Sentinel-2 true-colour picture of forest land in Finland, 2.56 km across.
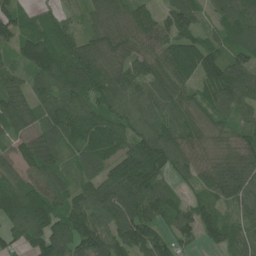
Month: June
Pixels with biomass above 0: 93%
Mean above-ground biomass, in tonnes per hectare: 97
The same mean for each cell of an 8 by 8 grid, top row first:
86 45 42 107 83 115 47 114
72 123 110 107 68 103 95 86
67 113 159 111 94 100 111 117
134 98 104 103 95 81 78 71
70 126 86 94 106 110 68 100
64 96 63 93 130 64 79 112
100 129 130 137 127 84 83 78
66 156 152 122 118 77 55 68
